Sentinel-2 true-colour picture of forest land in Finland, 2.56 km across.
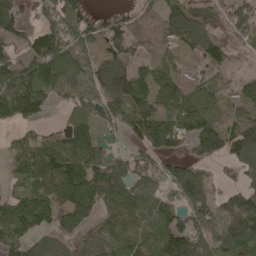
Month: April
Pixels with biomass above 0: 78%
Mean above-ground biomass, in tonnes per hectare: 96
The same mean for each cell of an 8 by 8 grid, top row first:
93 73 103 48 51 117 86 119
56 170 66 79 64 83 93 49
122 118 80 122 108 96 65 44
94 36 90 86 108 121 121 79
56 83 132 22 109 97 144 137
51 141 149 119 70 94 46 55
123 109 138 99 115 88 119 146
105 60 61 105 112 192 92 146
